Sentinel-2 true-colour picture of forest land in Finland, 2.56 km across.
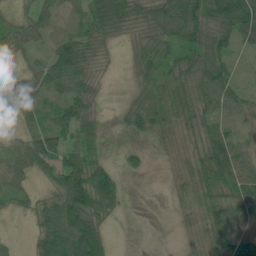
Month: June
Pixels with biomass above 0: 81%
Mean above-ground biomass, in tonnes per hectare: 58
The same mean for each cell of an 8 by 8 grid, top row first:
27 39 37 132 80 106 100 107
60 33 83 28 86 69 86 31
18 61 68 10 60 62 83 24
17 31 70 10 85 66 63 34
26 76 67 8 20 33 97 49
45 40 127 77 16 24 121 88
22 62 134 64 0 22 80 90
8 94 150 32 0 13 93 99
